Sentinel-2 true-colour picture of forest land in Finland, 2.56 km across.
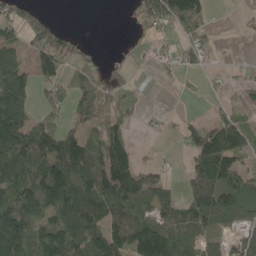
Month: May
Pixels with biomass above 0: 62%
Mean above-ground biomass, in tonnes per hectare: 82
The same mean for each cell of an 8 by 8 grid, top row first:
82 37 0 0 77 139 51 13
58 122 42 7 19 46 62 0
107 74 71 59 1 16 13 17
148 62 53 81 14 7 15 39
126 141 96 128 5 10 163 113
126 161 129 207 88 13 192 98
213 115 137 117 68 92 165 101
162 121 126 134 154 102 58 61
